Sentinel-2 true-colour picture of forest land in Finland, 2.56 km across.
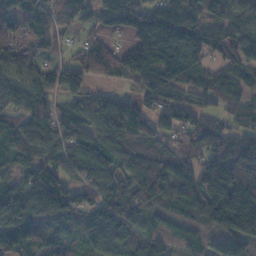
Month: November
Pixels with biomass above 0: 87%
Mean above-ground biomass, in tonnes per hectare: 97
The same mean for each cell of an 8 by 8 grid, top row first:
85 96 83 136 142 153 101 115
99 51 37 47 135 135 71 91
104 86 88 37 78 116 68 65
83 73 75 134 65 69 51 60
80 96 101 118 88 64 86 79
61 88 63 84 158 131 151 187
159 160 75 106 72 82 162 275
118 100 63 117 65 45 27 91
